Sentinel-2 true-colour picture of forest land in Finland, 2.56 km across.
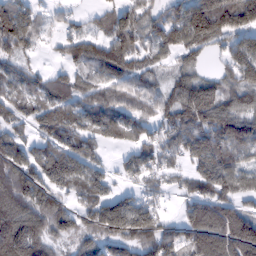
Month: February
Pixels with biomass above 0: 79%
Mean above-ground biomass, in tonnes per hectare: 104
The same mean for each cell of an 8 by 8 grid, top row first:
141 28 22 67 89 93 178 162
105 17 94 135 85 102 64 103
81 95 79 95 76 68 74 108
69 101 119 111 69 109 157 113
96 91 103 38 66 84 159 146
198 135 110 52 72 44 149 110
219 189 58 130 94 23 142 70
246 123 70 85 109 87 188 170
